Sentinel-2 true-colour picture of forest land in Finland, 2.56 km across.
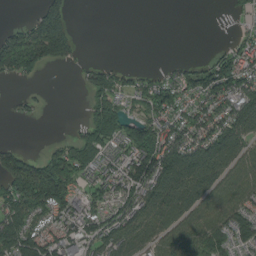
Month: August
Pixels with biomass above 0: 62%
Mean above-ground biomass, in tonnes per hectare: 85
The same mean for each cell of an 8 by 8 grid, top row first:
0 164 0 0 0 0 0 21
214 242 34 0 0 0 5 54
54 3 23 95 57 68 128 117
16 8 8 148 72 87 108 137
19 18 111 77 164 120 161 131
175 187 75 63 155 182 152 86
117 134 73 71 119 145 97 106
152 108 77 115 96 95 123 84
